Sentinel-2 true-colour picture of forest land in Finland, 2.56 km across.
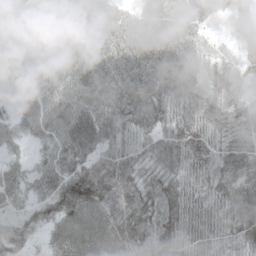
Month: May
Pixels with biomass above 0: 98%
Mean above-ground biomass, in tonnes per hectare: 62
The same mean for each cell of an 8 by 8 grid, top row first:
41 9 74 72 66 55 53 77
36 51 76 64 84 72 37 47
56 74 82 60 75 69 51 55
42 72 73 71 82 52 59 61
39 45 78 65 54 82 65 54
51 58 91 77 47 67 63 78
31 51 93 72 65 73 62 80
66 41 89 73 57 76 55 49
